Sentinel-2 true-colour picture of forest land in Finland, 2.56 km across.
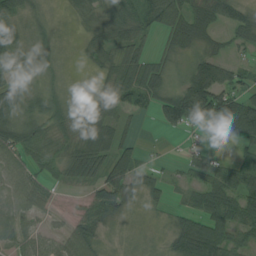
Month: August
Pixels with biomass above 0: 80%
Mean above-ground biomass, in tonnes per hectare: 50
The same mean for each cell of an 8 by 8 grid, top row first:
58 19 33 48 60 74 69 56
46 29 15 60 36 41 31 22
41 22 4 61 92 24 131 54
55 53 18 52 31 102 149 149
72 44 45 72 13 2 23 45
53 39 45 91 39 15 66 69
42 29 28 74 21 17 72 72
35 39 65 11 11 51 108 47
